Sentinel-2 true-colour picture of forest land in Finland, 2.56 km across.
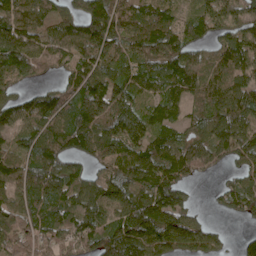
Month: May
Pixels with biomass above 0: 88%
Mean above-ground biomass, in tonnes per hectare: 94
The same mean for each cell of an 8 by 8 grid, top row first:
112 77 130 159 88 42 77 80
109 65 105 114 110 135 45 95
65 25 98 97 74 110 76 70
91 103 133 123 81 67 99 99
62 128 129 130 98 85 110 103
110 140 81 96 108 105 28 55
90 88 121 87 157 127 14 67
83 68 114 116 139 122 67 29
